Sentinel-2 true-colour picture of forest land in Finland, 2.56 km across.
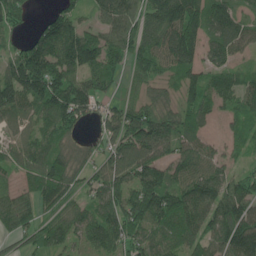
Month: June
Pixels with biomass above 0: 87%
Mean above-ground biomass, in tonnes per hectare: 108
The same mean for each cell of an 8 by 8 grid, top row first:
86 54 62 109 108 164 143 86
63 155 179 119 120 172 105 88
168 217 112 74 71 65 90 68
104 126 144 86 138 97 70 70
54 95 47 105 169 106 51 45
56 148 85 116 130 85 133 75
123 78 70 120 180 161 142 172
64 99 73 110 99 84 106 204
